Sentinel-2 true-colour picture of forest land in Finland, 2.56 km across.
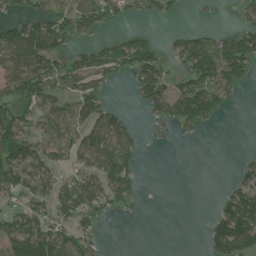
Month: July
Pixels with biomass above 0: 51%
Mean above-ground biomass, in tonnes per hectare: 57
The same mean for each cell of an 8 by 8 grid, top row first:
41 80 80 47 33 15 4 24
128 123 34 58 70 58 107 108
104 79 77 34 85 43 95 69
54 65 75 50 25 100 97 2
97 72 72 100 21 4 0 0
90 64 62 110 14 0 0 36
41 60 96 36 5 0 5 117
114 136 65 0 0 0 53 145
